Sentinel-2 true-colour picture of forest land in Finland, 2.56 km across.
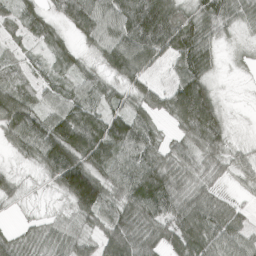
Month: April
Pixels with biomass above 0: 89%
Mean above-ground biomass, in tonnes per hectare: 67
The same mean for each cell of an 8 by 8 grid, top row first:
51 48 95 77 146 83 86 48
25 46 35 82 113 98 62 10
45 44 42 42 53 63 55 3
103 64 88 59 58 99 130 2
57 120 134 98 86 41 75 13
21 42 167 70 112 77 48 32
9 6 90 71 103 89 80 26
41 46 49 101 78 82 79 61
